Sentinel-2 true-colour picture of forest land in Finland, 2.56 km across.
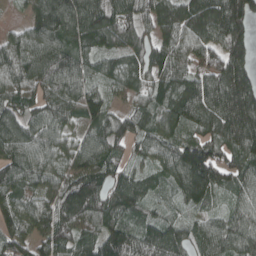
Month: April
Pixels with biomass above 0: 93%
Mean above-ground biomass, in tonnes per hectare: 111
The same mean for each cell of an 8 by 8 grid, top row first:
13 178 172 105 92 87 137 182
91 131 104 71 83 93 108 142
107 153 113 78 75 111 119 178
95 107 116 65 79 109 117 206
151 104 83 103 74 109 111 135
125 94 149 96 63 116 162 89
104 118 179 135 85 42 57 73
105 121 119 150 115 105 113 107
